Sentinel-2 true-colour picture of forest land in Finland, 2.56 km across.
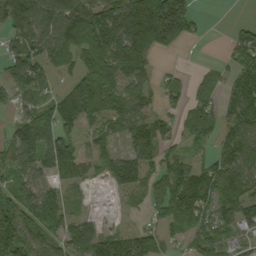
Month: September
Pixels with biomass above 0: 76%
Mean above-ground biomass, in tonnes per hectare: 75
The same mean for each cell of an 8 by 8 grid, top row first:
104 117 135 120 192 170 7 2
73 94 82 129 153 62 1 95
80 55 74 87 54 30 29 78
37 87 122 80 61 36 65 92
88 122 65 44 92 40 40 98
63 57 53 59 58 90 75 89
81 92 14 3 29 113 72 79
126 73 83 77 83 30 72 38
